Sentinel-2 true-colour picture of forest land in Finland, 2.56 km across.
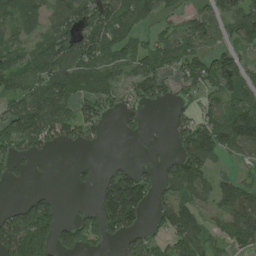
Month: July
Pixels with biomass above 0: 65%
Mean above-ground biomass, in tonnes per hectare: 82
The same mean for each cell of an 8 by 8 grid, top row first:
94 63 114 100 63 49 61 92
63 79 117 78 67 110 64 63
91 111 95 58 117 67 94 99
97 136 82 39 37 29 61 106
88 71 51 1 9 68 182 112
32 6 19 72 63 135 79 34
64 110 21 192 100 142 52 121
180 128 93 47 81 116 76 90
